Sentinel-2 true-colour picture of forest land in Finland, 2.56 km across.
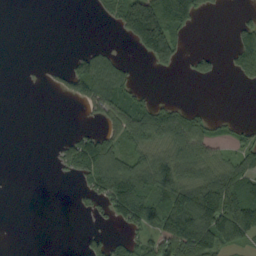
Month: September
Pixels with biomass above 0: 42%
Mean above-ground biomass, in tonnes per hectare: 59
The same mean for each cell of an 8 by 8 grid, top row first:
0 0 0 45 240 151 16 10
0 0 13 15 88 104 8 93
0 12 142 110 4 0 27 39
0 0 11 99 118 59 27 2
0 2 74 85 117 116 100 46
0 1 55 124 105 97 88 103
0 0 13 79 153 156 208 119
0 0 11 46 51 160 169 91
